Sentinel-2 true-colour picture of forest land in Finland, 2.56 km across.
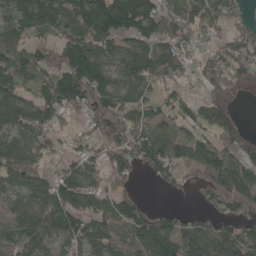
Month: May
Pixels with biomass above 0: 79%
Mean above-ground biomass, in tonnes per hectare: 89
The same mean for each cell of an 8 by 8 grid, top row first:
86 119 135 160 142 98 86 41
64 65 144 95 105 96 52 104
77 69 175 91 116 73 86 69
105 90 54 108 84 71 89 17
80 61 47 85 110 75 83 86
96 67 106 70 35 54 87 111
66 105 115 105 49 33 56 75
75 71 89 75 110 130 155 142
